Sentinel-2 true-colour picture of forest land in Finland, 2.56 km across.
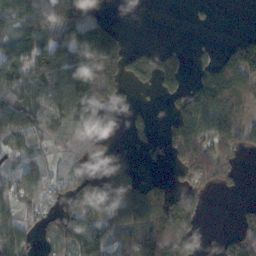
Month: November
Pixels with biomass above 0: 61%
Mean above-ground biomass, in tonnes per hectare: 66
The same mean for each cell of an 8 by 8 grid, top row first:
112 114 103 10 0 0 8 0
99 110 95 100 22 22 17 87
91 137 148 125 44 55 84 108
96 75 107 27 18 49 129 88
57 30 29 15 20 80 106 63
58 43 58 70 23 30 83 22
55 56 84 77 104 111 20 20
92 64 93 50 106 122 14 61
